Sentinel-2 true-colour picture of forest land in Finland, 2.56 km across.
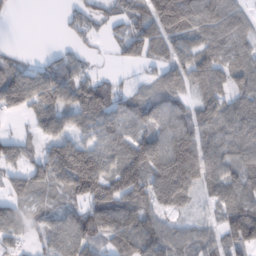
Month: February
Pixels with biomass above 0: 78%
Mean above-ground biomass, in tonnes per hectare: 80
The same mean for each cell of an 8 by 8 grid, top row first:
3 0 47 42 71 157 125 74
10 9 30 18 91 67 87 67
102 94 70 27 21 83 100 73
52 97 113 87 75 72 69 82
70 69 71 78 104 116 75 84
67 95 214 111 149 212 102 79
66 49 72 154 123 69 27 90
40 60 94 92 139 71 45 109
